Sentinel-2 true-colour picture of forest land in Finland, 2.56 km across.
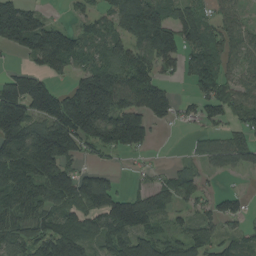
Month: August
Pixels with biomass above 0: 74%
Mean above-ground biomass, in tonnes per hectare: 95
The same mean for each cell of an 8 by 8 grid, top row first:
189 29 39 89 189 88 51 35
77 166 81 83 120 121 99 55
116 70 83 122 111 29 108 53
196 165 217 167 139 60 69 57
168 196 114 111 70 0 39 74
147 151 97 34 16 61 27 16
106 82 98 132 129 60 49 42
98 133 137 116 114 74 74 61
